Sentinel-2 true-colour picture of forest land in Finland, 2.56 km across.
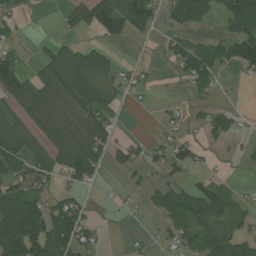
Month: July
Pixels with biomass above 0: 52%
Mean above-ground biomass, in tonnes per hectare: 55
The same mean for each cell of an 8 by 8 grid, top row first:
27 1 64 96 69 64 63 132
30 37 58 27 1 41 53 119
102 74 86 52 18 14 57 13
56 80 83 32 3 16 26 14
114 66 110 73 27 52 17 11
69 66 90 13 21 25 19 4
174 91 54 4 17 91 105 29
178 128 82 1 7 40 83 71
